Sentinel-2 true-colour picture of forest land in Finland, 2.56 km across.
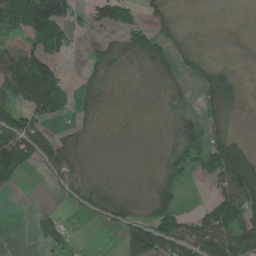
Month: June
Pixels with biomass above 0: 56%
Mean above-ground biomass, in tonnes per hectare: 44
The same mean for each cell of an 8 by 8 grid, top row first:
64 147 23 78 24 18 0 0
49 57 8 33 86 49 6 0
107 124 20 18 7 33 70 23
92 85 26 5 2 40 47 19
109 63 34 5 4 51 61 42
41 25 37 12 8 51 43 104
0 6 24 56 20 53 43 110
0 31 8 1 127 78 120 100
